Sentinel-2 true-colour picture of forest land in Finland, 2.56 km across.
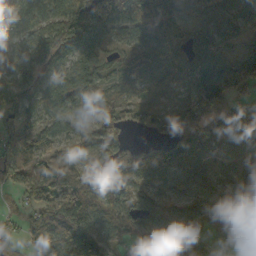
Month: October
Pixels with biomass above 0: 86%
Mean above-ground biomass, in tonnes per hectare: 90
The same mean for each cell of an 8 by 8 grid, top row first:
120 89 144 105 121 61 72 72
77 126 152 47 91 64 123 68
103 87 94 56 73 60 199 179
126 79 70 83 56 47 157 92
95 60 56 111 46 121 121 87
63 84 81 114 82 100 82 84
23 105 116 87 87 73 65 105
55 90 184 80 53 56 50 48
